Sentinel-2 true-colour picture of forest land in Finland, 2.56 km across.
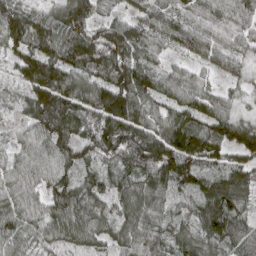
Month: April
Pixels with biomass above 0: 95%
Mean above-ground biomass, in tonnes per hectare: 89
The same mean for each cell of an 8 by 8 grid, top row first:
105 68 106 48 64 65 66 74
85 110 131 140 84 47 78 66
41 171 121 144 102 70 32 41
25 126 105 177 84 92 87 39
31 91 108 131 150 133 107 119
49 60 66 77 119 131 73 102
69 79 109 59 116 47 110 82
74 54 57 53 122 98 107 91
